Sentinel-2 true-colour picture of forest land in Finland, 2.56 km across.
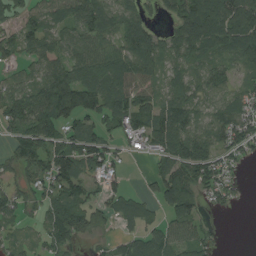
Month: August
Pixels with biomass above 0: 78%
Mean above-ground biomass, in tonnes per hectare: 66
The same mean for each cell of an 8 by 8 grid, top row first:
43 66 81 82 54 69 124 126
50 59 52 60 110 78 77 99
39 85 98 98 66 69 76 36
78 107 115 78 71 102 62 78
57 78 79 40 40 98 82 71
44 73 79 45 14 103 82 17
57 55 74 52 40 95 29 10
35 51 46 27 72 64 40 0
